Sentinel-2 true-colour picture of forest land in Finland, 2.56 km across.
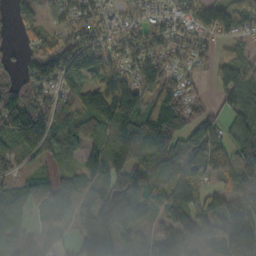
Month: October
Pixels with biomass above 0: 84%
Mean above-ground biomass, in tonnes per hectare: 89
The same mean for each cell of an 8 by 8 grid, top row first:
48 54 89 52 73 89 149 108
13 86 132 97 124 81 46 33
43 99 108 97 77 86 22 96
151 108 105 178 139 156 51 104
113 100 81 136 140 91 111 90
53 36 61 100 91 112 57 77
67 54 63 157 88 96 71 82
89 40 111 145 63 96 48 103
